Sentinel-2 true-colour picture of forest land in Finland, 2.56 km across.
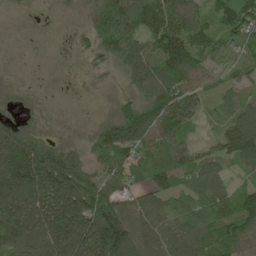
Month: May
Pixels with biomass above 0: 86%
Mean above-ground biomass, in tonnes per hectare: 89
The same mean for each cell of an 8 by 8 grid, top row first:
6 3 13 141 167 135 69 138
0 1 21 93 96 186 79 76
6 2 6 12 100 130 59 55
33 10 1 32 123 137 34 83
164 94 38 164 95 90 31 107
198 197 131 95 66 84 85 37
157 148 166 142 80 78 95 93
131 130 170 210 91 102 88 95
